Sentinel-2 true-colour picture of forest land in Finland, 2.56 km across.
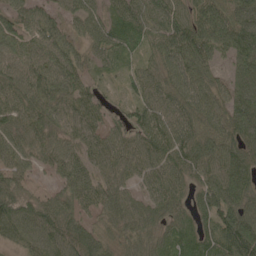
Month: May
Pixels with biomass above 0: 93%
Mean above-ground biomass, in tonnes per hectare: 71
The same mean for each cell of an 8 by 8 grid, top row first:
67 59 62 55 80 72 90 101
71 79 41 68 58 87 100 104
79 89 56 17 64 72 65 85
73 76 77 29 61 70 75 123
61 60 60 66 76 96 85 99
54 20 66 63 60 66 69 98
77 69 51 64 59 54 73 90
45 77 98 48 58 64 78 128
